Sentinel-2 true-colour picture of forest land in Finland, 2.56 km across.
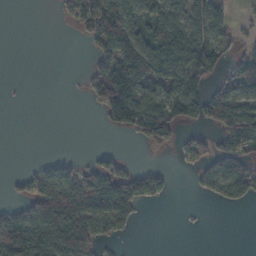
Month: November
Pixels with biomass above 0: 46%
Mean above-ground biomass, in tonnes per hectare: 53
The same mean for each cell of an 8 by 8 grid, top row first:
0 0 54 128 53 79 89 5
0 0 2 110 86 119 110 24
1 0 9 155 94 84 60 102
0 0 0 94 103 77 83 102
0 0 0 1 27 32 43 73
19 59 78 89 72 8 61 115
39 111 104 122 21 1 2 14
181 116 135 26 0 0 0 0
